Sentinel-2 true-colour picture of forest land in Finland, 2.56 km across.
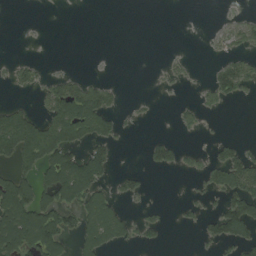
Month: August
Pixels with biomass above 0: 33%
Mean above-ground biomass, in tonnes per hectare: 30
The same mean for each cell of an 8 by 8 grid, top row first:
0 0 0 0 0 0 1 12
0 1 0 0 0 1 7 25
21 21 26 7 0 14 17 65
39 39 85 35 3 9 12 0
85 86 45 34 12 26 8 23
52 63 101 26 17 5 32 72
113 69 66 48 13 4 15 90
116 90 42 49 17 0 30 63
